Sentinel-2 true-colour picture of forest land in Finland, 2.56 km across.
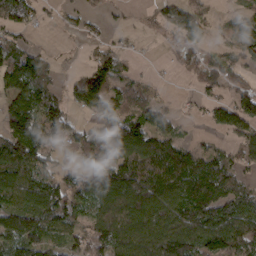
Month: March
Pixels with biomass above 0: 73%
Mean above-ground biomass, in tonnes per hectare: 84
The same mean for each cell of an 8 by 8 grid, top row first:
86 18 38 17 9 111 47 40
82 18 8 47 4 51 43 55
115 67 71 113 26 4 57 59
148 112 59 116 87 33 49 109
149 91 74 96 138 92 20 65
111 88 75 121 139 130 144 54
97 120 75 139 128 123 135 103
104 80 70 141 128 161 136 137
